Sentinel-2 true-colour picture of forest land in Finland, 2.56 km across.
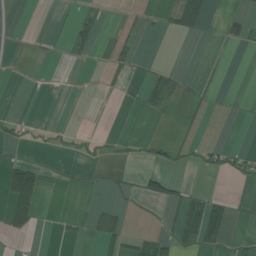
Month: July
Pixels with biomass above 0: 16%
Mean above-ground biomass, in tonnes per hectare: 10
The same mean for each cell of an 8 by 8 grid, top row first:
0 1 12 1 4 37 26 16
0 3 12 12 1 0 1 9
0 0 0 3 11 9 6 0
2 0 0 0 10 4 4 0
16 11 15 11 17 22 17 3
54 3 1 4 21 8 10 22
41 0 0 15 2 14 49 1
5 0 6 33 20 24 32 5
